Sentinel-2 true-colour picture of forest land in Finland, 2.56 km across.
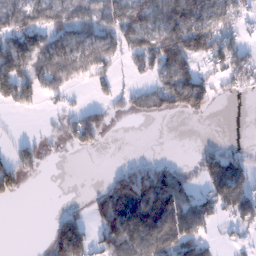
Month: January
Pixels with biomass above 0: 56%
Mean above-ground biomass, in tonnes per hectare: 67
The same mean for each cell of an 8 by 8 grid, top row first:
97 92 90 115 130 150 116 58
124 96 102 72 110 157 121 63
119 76 36 41 29 117 60 54
17 10 47 38 44 64 42 0
29 12 47 3 0 0 15 11
77 3 0 33 111 83 105 126
0 0 21 127 161 127 66 100
0 39 118 104 120 125 42 18
